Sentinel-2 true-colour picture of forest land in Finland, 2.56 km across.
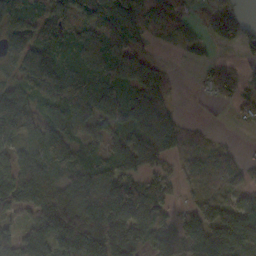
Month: October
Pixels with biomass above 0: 77%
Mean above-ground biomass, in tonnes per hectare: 79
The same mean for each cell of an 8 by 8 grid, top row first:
88 61 54 99 101 76 33 49
88 105 88 122 39 27 31 42
62 133 84 77 120 18 27 34
74 77 102 96 140 38 0 23
63 120 91 67 133 76 36 8
100 87 97 103 50 45 57 54
63 97 162 112 138 38 80 97
100 108 153 115 80 78 138 127
